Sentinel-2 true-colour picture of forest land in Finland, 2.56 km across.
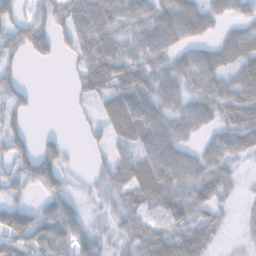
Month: November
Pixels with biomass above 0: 75%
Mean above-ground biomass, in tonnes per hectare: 42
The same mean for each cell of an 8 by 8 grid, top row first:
26 32 53 53 50 76 48 27
36 35 45 44 44 44 37 60
33 0 36 63 52 52 58 51
35 0 10 52 65 45 49 57
39 29 6 34 56 53 32 52
41 57 9 42 74 61 57 16
46 42 20 19 41 55 42 8
92 87 46 21 46 56 36 6
